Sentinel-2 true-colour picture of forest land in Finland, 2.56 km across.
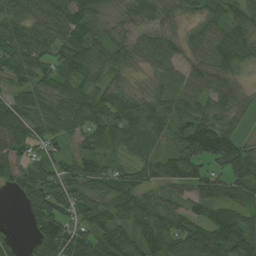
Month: August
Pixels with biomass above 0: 90%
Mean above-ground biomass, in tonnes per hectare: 69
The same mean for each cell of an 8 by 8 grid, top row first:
67 78 74 35 44 34 49 50
83 62 100 76 59 40 74 92
44 67 76 55 38 48 60 32
83 79 66 75 76 63 68 38
85 58 34 42 60 60 144 83
59 51 77 53 56 90 70 92
10 88 78 77 93 58 83 67
25 95 79 101 83 94 137 135
